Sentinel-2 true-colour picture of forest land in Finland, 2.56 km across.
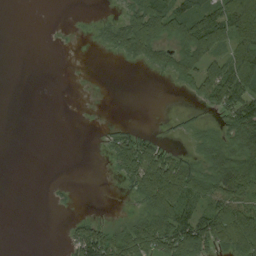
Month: August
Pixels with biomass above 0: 45%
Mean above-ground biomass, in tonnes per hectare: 37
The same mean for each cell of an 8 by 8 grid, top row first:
0 0 1 11 90 70 64 107
0 1 1 28 66 46 82 70
0 0 0 0 1 25 65 118
0 0 0 0 0 4 12 96
0 0 0 28 52 7 38 73
0 0 0 8 92 105 62 111
0 3 2 1 36 107 68 81
0 0 79 68 86 110 93 93
